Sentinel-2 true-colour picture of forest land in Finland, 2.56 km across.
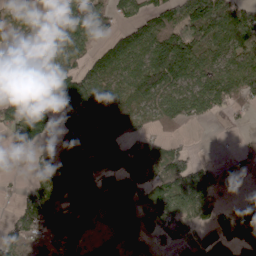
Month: April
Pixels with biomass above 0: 72%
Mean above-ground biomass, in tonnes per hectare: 92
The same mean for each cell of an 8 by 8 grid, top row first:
79 60 114 71 80 114 186 108
67 107 89 111 147 181 89 90
53 103 126 91 153 129 103 111
95 92 134 125 85 106 59 29
65 46 97 183 71 39 0 17
5 90 109 88 128 164 92 36
44 92 102 140 114 119 84 68
60 49 70 115 65 74 88 106
